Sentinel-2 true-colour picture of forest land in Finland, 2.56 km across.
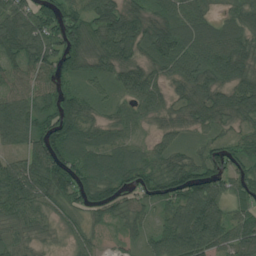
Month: July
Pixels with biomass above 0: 93%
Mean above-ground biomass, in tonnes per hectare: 72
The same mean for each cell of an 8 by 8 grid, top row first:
87 80 62 98 74 76 51 71
84 92 91 92 64 99 100 81
51 67 51 59 93 59 73 69
78 72 79 37 64 42 68 68
42 112 97 71 35 46 49 51
89 100 95 107 78 96 112 73
77 48 64 68 54 88 115 55
49 25 38 16 46 103 96 79
